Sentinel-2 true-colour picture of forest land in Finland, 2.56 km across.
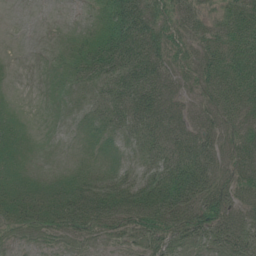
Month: July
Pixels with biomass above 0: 82%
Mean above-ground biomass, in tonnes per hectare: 29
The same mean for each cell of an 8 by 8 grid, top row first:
0 0 2 48 62 37 26 42
0 3 23 57 55 34 38 48
1 4 22 36 56 30 40 51
9 1 9 30 47 33 31 38
21 3 8 13 27 41 34 35
22 13 22 21 25 51 43 32
38 41 49 64 61 61 44 30
7 8 12 10 27 30 27 44
